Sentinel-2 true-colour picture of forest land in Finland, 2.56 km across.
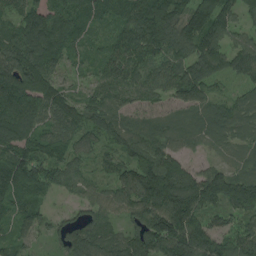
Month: August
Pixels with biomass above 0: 93%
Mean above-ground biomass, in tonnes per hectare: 92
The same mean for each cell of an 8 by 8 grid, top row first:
71 106 98 75 154 119 155 61
112 120 56 77 122 106 123 86
159 106 26 85 82 102 116 66
171 110 90 80 50 49 60 50
131 96 66 67 89 52 32 37
130 87 49 60 146 139 99 79
82 42 47 61 118 160 93 113
63 31 84 70 135 185 137 95
